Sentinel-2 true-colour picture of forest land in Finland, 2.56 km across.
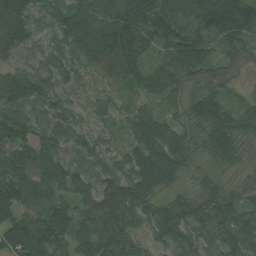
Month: August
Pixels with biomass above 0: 97%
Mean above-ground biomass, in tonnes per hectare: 68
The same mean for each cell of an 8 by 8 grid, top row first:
74 50 83 83 109 102 148 133
55 46 94 138 71 100 82 65
68 68 42 59 49 46 46 18
89 92 39 14 57 26 78 54
82 99 66 34 68 52 50 43
74 92 59 68 79 42 28 14
82 79 62 86 63 45 51 45
121 128 70 83 39 56 35 61
